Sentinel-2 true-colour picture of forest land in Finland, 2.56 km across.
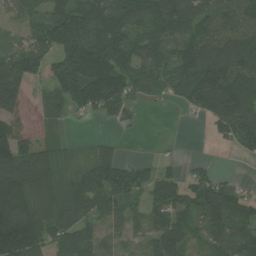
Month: July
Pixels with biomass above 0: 80%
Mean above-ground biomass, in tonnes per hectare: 98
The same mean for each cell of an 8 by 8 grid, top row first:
59 105 145 123 123 106 102 109
57 105 188 184 94 84 115 145
100 82 194 172 95 98 171 156
79 55 49 72 16 8 109 126
134 62 17 31 2 7 6 77
174 128 60 126 74 55 71 12
151 129 77 80 61 133 149 103
198 107 108 56 54 142 99 137
